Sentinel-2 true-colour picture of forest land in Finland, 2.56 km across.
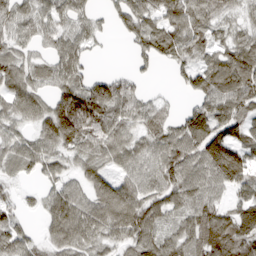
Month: March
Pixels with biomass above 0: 82%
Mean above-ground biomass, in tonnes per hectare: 74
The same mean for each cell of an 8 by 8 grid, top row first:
66 62 54 41 82 82 71 40
52 36 60 3 66 83 57 78
75 52 67 72 20 22 89 131
70 92 207 101 64 36 103 83
58 74 104 82 60 85 134 95
36 43 49 60 68 86 86 120
42 60 85 135 104 66 79 76
83 43 78 59 89 65 107 106
